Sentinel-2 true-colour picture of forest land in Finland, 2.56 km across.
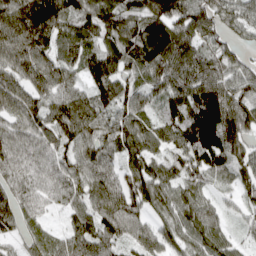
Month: April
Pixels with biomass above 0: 92%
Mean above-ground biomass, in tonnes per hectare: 93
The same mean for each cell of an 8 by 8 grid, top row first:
129 174 113 128 125 136 120 87
111 93 88 102 133 159 95 62
75 103 55 116 85 122 135 101
71 101 119 94 70 91 160 139
69 73 126 91 107 93 164 103
55 29 98 65 123 101 80 83
65 13 61 86 83 88 67 44
39 58 32 79 81 77 93 37
